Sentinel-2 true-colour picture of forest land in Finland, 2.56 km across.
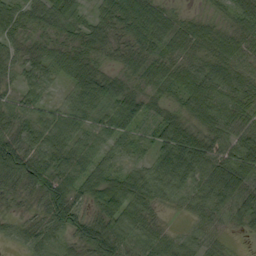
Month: September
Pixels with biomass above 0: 91%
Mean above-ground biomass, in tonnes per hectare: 54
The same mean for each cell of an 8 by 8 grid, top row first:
47 57 32 59 91 39 23 53
38 36 52 38 61 56 51 44
28 36 71 47 50 54 81 44
41 37 54 50 46 43 82 37
85 63 57 37 28 112 68 68
69 81 61 53 53 80 73 90
16 83 48 77 57 19 53 64
28 48 66 95 56 39 38 6
